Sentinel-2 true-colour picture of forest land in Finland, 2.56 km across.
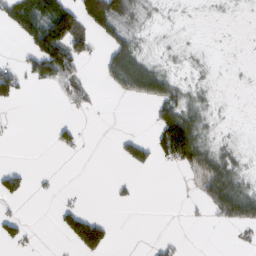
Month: February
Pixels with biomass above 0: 36%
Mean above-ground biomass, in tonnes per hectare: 33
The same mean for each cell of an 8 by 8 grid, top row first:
79 129 108 140 28 3 2 2
7 170 73 59 18 7 2 1
71 60 41 43 91 35 6 1
1 0 13 0 1 85 20 0
1 5 19 5 44 181 38 8
42 4 0 5 2 3 67 36
4 0 31 5 0 0 44 95
32 0 99 29 1 11 0 10
